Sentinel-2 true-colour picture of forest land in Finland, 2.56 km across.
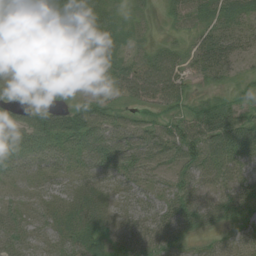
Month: August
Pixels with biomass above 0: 92%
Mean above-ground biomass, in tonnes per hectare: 38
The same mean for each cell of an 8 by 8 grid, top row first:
21 46 57 31 16 26 36 34
11 37 41 32 21 27 52 28
23 24 8 34 59 42 23 17
33 46 51 29 24 32 48 43
68 67 67 81 58 72 79 82
23 33 32 41 33 39 35 36
30 28 46 23 29 50 47 29
28 26 45 29 29 31 17 23
